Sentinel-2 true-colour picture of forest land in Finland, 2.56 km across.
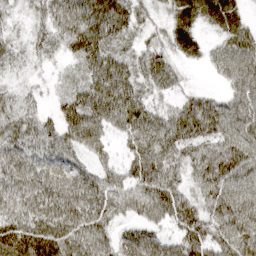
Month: March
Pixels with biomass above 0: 90%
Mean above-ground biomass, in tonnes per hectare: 54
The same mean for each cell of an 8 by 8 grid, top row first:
20 47 78 78 30 50 55 39
32 36 59 52 36 44 25 71
21 12 33 74 45 33 6 71
45 21 75 69 60 45 61 68
53 60 59 26 62 64 53 72
51 55 53 42 68 46 70 75
55 67 71 58 62 71 54 77
76 79 71 50 54 50 62 77
